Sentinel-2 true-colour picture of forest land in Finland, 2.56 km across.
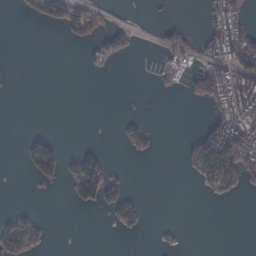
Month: February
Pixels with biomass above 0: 25%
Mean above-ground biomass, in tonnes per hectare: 26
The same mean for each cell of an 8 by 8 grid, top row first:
4 48 74 12 1 1 31 75
0 0 12 47 2 44 52 116
0 0 0 2 1 25 112 101
0 0 0 0 2 0 23 94
0 38 7 1 30 1 86 139
0 61 94 34 0 0 65 78
7 0 18 43 13 0 0 0
74 9 0 0 1 3 0 0
